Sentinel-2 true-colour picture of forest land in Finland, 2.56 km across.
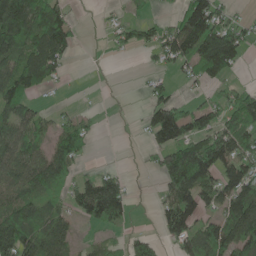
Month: May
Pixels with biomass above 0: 58%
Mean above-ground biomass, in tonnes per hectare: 77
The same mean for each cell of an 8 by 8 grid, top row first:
150 128 4 12 28 46 162 22
90 155 14 17 48 116 162 97
129 70 0 1 16 23 66 17
86 23 29 1 33 114 80 124
98 64 91 0 19 144 143 104
83 111 48 60 3 175 107 135
94 75 79 163 0 139 66 140
160 120 28 25 54 68 131 144
